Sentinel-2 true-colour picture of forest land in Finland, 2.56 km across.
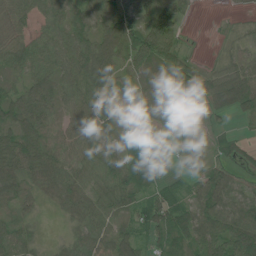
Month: June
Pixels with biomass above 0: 87%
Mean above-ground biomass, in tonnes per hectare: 54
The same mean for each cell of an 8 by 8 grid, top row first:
57 50 56 80 66 55 0 7
60 60 76 95 78 36 1 22
29 63 87 48 34 79 51 89
74 69 70 43 25 28 36 68
77 56 58 37 82 15 14 27
82 78 43 62 66 16 60 41
43 15 61 55 68 66 84 91
62 10 59 78 47 54 71 112
